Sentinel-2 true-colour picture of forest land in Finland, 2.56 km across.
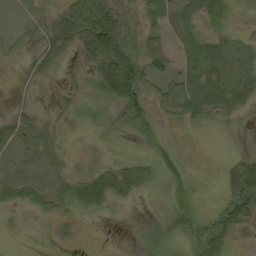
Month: September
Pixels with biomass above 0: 69%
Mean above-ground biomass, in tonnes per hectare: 24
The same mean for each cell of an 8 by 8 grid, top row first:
1 15 70 61 18 18 21 9
11 24 40 83 40 12 35 24
6 10 11 101 50 30 35 31
19 8 16 17 38 35 33 25
32 13 4 7 8 8 2 2
13 12 23 33 26 30 2 57
13 20 25 13 3 36 11 57
2 3 5 0 21 25 55 8
